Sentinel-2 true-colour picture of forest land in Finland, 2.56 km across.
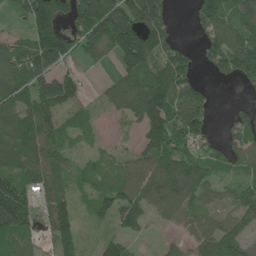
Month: June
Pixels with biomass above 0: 75%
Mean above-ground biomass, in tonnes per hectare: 86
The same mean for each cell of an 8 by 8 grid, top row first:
29 169 154 180 154 24 132 108
67 170 86 131 192 87 77 129
103 115 49 43 120 130 19 63
94 108 38 32 128 123 65 51
84 101 20 15 63 95 57 80
94 95 49 55 115 126 63 51
186 66 35 88 84 121 58 75
67 39 72 57 18 25 85 87
